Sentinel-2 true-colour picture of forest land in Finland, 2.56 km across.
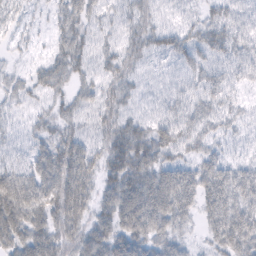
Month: February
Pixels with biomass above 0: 85%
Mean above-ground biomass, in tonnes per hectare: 47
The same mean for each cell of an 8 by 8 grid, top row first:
25 15 49 26 40 32 29 44
14 19 46 31 41 54 50 46
22 47 30 38 29 33 42 31
21 29 34 38 30 39 42 26
26 45 50 50 58 58 31 18
62 71 72 49 71 70 71 61
82 60 63 59 97 81 58 70
53 62 57 64 66 45 30 74
